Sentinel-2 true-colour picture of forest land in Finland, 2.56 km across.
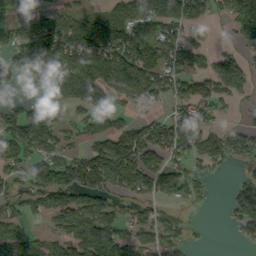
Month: September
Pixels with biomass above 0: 65%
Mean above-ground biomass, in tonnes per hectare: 80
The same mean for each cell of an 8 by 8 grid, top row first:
69 87 87 84 127 133 62 147
97 153 172 152 117 104 48 36
45 83 144 102 121 94 93 99
55 67 51 77 22 57 59 11
90 91 38 111 128 99 86 75
47 93 113 121 122 89 29 24
45 76 90 63 54 35 9 86
57 45 103 131 54 52 5 23
